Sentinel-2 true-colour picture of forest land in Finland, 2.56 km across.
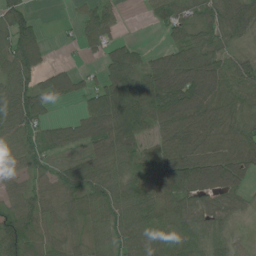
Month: June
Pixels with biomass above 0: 83%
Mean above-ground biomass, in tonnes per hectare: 71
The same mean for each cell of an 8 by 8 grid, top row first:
85 1 37 49 13 80 72 100
103 33 26 60 28 63 70 31
83 60 45 85 92 117 140 81
107 41 37 110 150 128 106 78
69 66 52 87 60 101 71 85
48 54 77 62 64 137 121 79
68 60 66 79 79 65 50 21
106 39 37 62 91 102 71 17
